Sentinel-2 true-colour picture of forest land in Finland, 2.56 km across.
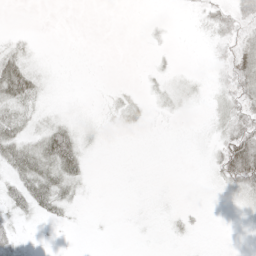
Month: May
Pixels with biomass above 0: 46%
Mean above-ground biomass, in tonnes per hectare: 9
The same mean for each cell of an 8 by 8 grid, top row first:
0 0 0 0 1 1 13 22
15 1 0 0 1 2 3 17
49 7 1 1 3 5 3 25
24 8 4 6 7 5 3 20
31 35 19 1 2 4 6 49
24 31 16 0 2 1 4 47
16 21 5 1 3 4 1 5
12 2 0 1 1 3 2 1
